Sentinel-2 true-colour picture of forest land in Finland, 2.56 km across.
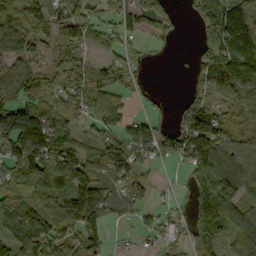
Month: September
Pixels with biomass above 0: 76%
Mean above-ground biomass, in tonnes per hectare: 87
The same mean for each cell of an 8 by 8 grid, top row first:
135 102 96 56 101 38 105 165
107 49 69 60 32 11 98 159
90 63 95 99 18 1 104 128
111 93 55 78 28 49 123 48
124 159 46 50 99 95 148 61
102 129 140 83 51 4 139 103
103 98 192 81 50 25 155 106
112 140 102 20 19 41 114 105
